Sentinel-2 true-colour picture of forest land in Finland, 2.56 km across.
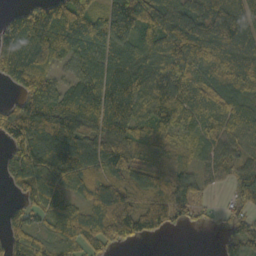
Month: October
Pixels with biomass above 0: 85%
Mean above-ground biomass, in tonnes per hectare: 107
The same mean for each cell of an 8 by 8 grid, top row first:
66 169 171 152 190 146 182 138
144 163 101 102 80 133 153 114
106 128 98 116 91 125 87 90
134 192 160 169 102 124 98 88
114 184 122 146 65 49 65 53
108 154 115 104 78 84 36 82
38 87 61 202 132 118 27 62
79 45 80 85 53 0 0 91
